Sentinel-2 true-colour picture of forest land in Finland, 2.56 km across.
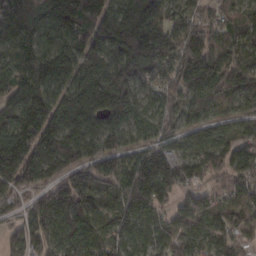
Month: February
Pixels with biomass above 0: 94%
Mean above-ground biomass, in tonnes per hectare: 143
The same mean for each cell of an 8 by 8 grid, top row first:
223 169 273 182 238 89 83 91
133 102 146 160 236 201 193 125
127 164 155 163 106 187 215 145
161 191 240 171 84 119 83 62
216 166 136 80 109 100 126 93
148 97 143 193 276 161 100 100
40 172 171 161 183 119 99 119
89 124 127 132 86 94 108 99
